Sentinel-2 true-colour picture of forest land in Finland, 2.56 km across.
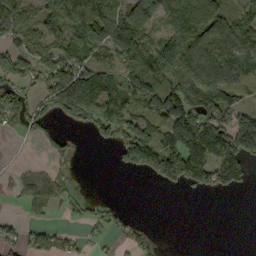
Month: September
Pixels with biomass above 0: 61%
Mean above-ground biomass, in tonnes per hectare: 96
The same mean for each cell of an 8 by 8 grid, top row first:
148 166 246 175 193 96 112 96
90 113 130 162 146 136 127 126
90 137 205 101 148 137 179 86
87 69 152 166 135 173 159 104
3 39 7 52 181 166 262 190
26 57 3 1 38 152 128 83
8 56 20 25 0 0 0 0
48 82 39 28 39 0 0 0
